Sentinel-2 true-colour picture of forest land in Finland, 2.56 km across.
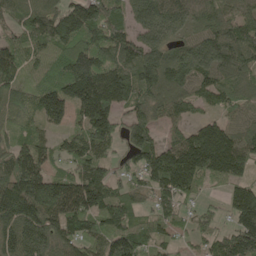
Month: May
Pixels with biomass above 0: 89%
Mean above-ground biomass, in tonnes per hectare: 129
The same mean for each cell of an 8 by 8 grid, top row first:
106 156 207 128 146 120 94 95
125 117 146 164 143 85 154 156
101 105 209 195 151 155 118 99
100 142 123 175 101 81 49 76
81 67 112 90 136 120 266 159
191 138 139 75 112 245 116 106
194 197 161 139 54 73 36 185
144 122 120 161 94 47 65 178
